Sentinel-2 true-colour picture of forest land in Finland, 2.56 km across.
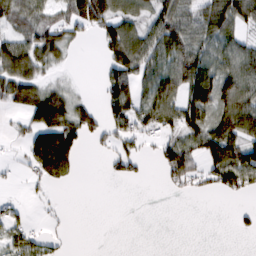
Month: February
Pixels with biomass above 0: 54%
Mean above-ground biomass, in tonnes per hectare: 54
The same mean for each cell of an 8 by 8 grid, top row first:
72 44 106 101 53 90 87 93
73 97 10 88 83 85 63 62
98 32 5 77 54 90 95 99
28 136 66 67 70 79 92 115
14 148 55 40 27 66 87 94
9 77 15 25 15 68 60 106
23 6 0 0 0 0 0 9
45 26 0 0 0 0 0 1
